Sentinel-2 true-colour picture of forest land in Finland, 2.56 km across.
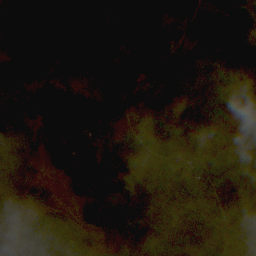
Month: September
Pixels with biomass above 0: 93%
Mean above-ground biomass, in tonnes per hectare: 72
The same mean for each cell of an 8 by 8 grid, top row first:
97 98 95 48 62 42 57 81
90 78 99 60 55 56 87 141
54 48 35 58 73 101 80 62
47 88 105 88 56 105 68 71
97 61 62 37 44 100 61 46
79 17 59 54 39 83 87 94
13 19 24 114 129 102 73 96
79 81 47 56 79 98 94 85
